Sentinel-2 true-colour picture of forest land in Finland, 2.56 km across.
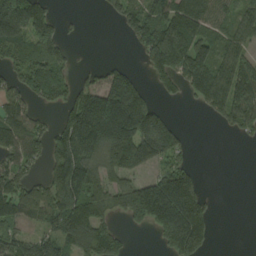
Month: August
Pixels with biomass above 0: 63%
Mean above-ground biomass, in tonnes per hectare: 126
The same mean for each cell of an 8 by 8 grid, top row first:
261 112 10 43 155 193 141 89
155 168 5 0 130 249 125 96
98 181 52 156 42 120 165 167
108 31 195 310 243 12 54 158
123 118 238 239 247 140 0 12
125 82 204 117 85 203 5 0
134 124 194 106 250 345 98 0
124 103 136 132 0 249 100 0
